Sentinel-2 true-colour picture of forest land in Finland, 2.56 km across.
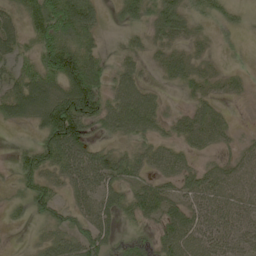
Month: May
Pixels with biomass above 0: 80%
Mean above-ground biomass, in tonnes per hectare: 53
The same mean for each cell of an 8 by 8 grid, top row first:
30 111 107 16 53 79 48 23
45 87 76 8 29 35 18 20
37 85 116 43 30 35 35 21
60 110 125 72 91 20 51 4
10 80 93 29 44 44 46 23
34 56 85 70 41 56 59 56
25 58 53 52 58 50 66 58
3 42 69 53 55 86 70 55
